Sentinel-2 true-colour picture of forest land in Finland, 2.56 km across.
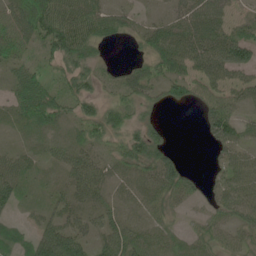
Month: June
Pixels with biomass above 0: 81%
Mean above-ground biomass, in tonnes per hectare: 42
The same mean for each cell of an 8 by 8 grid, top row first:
63 98 82 47 16 36 64 16
44 49 91 14 32 73 63 72
37 31 56 22 52 56 47 31
39 67 35 45 31 5 49 33
12 21 38 32 78 10 23 53
48 14 48 32 43 62 10 42
22 24 43 32 29 28 18 46
37 68 52 52 49 36 46 36
